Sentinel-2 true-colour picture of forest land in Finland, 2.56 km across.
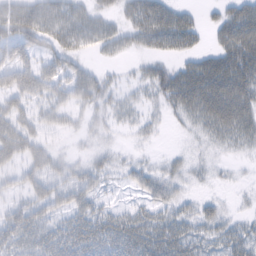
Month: February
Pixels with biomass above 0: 68%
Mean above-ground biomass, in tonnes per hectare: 29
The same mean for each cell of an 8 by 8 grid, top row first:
43 42 32 19 55 41 9 49
41 26 25 23 20 34 19 59
51 36 32 12 20 55 67 62
39 24 18 18 15 23 50 62
52 18 6 8 6 3 16 28
19 31 26 17 23 21 12 3
24 29 31 15 18 27 21 7
34 32 39 40 43 46 27 35
